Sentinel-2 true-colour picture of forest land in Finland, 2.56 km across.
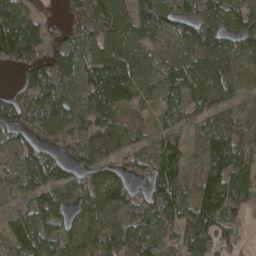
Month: April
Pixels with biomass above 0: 86%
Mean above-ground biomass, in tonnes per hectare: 80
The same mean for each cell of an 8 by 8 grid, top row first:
99 35 67 86 91 73 85 81
160 91 71 108 69 67 109 79
22 103 80 160 76 86 95 69
76 88 75 108 37 48 69 50
61 57 73 97 45 67 86 85
55 96 79 71 50 91 116 111
31 92 52 87 69 87 147 65
85 87 87 81 80 51 101 41
